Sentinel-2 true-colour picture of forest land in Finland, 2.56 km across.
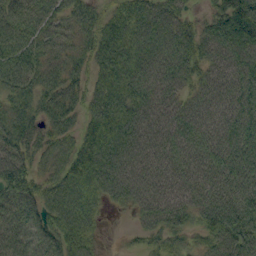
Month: September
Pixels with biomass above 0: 92%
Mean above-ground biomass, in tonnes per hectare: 73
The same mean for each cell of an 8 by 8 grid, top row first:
64 67 59 52 78 63 39 125
80 60 52 76 96 92 70 103
70 60 42 80 98 80 63 90
57 53 46 90 81 73 76 101
66 61 58 94 85 77 82 102
81 54 101 97 81 67 70 83
77 73 114 30 66 72 79 100
77 80 103 2 31 38 57 99
